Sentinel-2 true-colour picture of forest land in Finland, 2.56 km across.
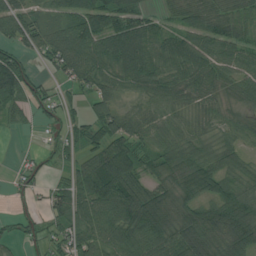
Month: July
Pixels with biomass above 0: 83%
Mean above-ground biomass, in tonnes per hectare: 64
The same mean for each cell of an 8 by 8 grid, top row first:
95 48 83 81 50 37 62 50
66 79 98 103 93 78 82 61
128 27 69 63 80 53 61 58
40 41 27 71 35 32 36 27
1 16 44 97 45 56 44 40
22 23 78 142 55 69 88 47
18 49 75 100 114 78 66 93
32 57 77 79 89 97 91 80
